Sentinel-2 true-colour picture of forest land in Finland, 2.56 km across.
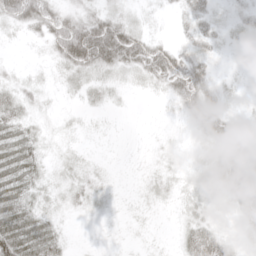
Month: May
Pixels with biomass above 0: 73%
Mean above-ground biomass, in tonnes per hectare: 24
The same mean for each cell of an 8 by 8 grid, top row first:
58 47 31 26 11 11 24 17
2 20 117 103 59 26 18 9
13 8 21 17 19 57 29 4
32 10 8 7 0 11 48 13
41 15 7 2 2 4 21 55
42 18 15 4 6 10 20 71
47 19 11 4 6 8 18 43
68 43 2 1 4 11 48 19
